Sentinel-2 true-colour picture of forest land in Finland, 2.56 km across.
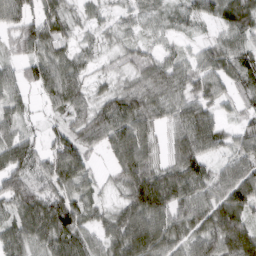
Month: March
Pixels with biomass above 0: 91%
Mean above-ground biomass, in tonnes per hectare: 64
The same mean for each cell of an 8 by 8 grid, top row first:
70 68 30 28 41 37 49 72
40 70 35 26 37 26 45 63
49 89 57 33 55 68 67 69
43 25 58 87 72 60 62 38
71 52 78 81 81 64 90 58
24 66 69 27 115 83 73 85
64 97 79 43 120 86 83 88
65 77 74 64 107 71 79 106
